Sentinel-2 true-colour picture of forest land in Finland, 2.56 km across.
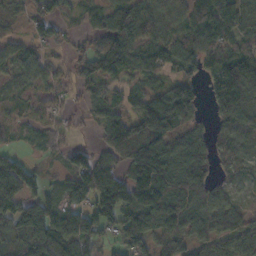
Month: October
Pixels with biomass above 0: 80%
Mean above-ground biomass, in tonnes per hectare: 80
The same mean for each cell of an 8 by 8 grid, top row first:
27 75 33 68 97 60 104 92
42 50 26 142 69 65 92 72
45 46 58 57 41 72 67 154
23 43 28 61 116 139 42 107
23 41 28 93 156 99 85 46
127 31 118 97 168 133 76 26
100 101 88 136 156 152 109 44
88 122 96 40 88 75 74 86
